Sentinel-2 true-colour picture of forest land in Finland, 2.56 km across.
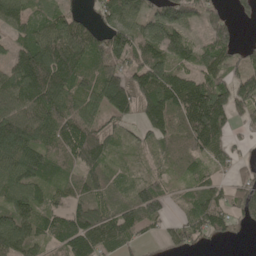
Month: May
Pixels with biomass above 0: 83%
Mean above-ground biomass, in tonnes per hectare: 94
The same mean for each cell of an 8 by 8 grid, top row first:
113 69 41 95 76 129 74 36
67 159 146 117 109 94 88 45
127 213 103 131 142 113 98 103
118 124 95 94 106 122 199 76
153 104 165 72 40 86 121 27
123 96 81 57 43 43 54 47
109 81 90 78 133 26 118 87
125 81 144 105 33 44 44 13
